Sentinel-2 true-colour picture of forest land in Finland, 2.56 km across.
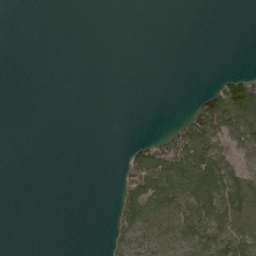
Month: May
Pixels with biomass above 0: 26%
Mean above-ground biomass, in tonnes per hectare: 22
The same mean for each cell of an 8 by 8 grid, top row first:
0 0 0 0 0 0 0 0
0 0 0 0 0 0 0 0
0 0 0 0 0 0 2 48
0 0 0 0 0 2 111 90
0 0 0 0 34 76 91 47
0 0 0 2 106 102 64 39
0 0 0 16 83 87 60 74
0 0 0 21 43 66 78 84
